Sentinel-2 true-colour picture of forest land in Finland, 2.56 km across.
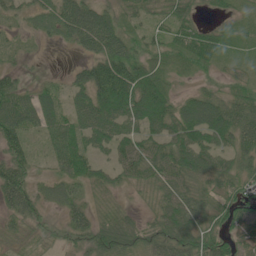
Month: June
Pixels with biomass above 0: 82%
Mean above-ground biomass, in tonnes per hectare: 48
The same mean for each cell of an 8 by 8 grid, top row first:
26 34 92 38 24 46 11 17
14 4 37 71 26 33 61 19
32 15 45 120 86 12 12 21
89 56 65 99 106 68 92 66
48 39 61 65 60 70 66 57
71 26 54 32 44 68 60 47
59 27 41 14 9 75 52 48
16 9 35 70 44 74 54 40
